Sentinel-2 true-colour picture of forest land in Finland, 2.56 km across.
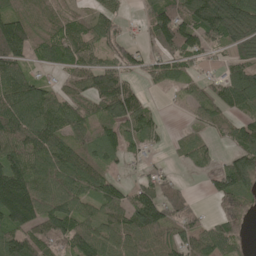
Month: May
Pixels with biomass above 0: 79%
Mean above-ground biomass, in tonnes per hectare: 89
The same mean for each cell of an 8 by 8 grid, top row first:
84 66 40 60 43 128 196 163
139 79 111 82 44 129 70 100
108 32 90 124 46 62 43 117
130 116 91 123 91 6 68 85
130 143 70 75 66 21 42 82
167 113 118 48 44 19 40 124
235 104 78 88 155 87 11 67
120 97 109 84 87 77 90 55
